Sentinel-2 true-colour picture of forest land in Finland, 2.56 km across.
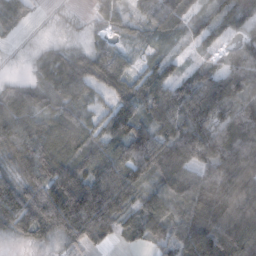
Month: November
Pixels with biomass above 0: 88%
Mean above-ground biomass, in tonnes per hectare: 69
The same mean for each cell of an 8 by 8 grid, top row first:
45 4 5 38 49 60 43 99
5 23 22 39 19 16 39 49
20 52 80 76 65 67 79 83
101 64 61 73 70 99 110 82
88 107 95 74 123 106 106 115
50 104 96 109 58 79 85 103
93 104 159 90 64 77 83 79
18 24 43 25 42 75 99 79
